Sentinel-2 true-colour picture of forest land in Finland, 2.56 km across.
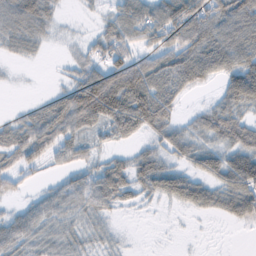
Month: February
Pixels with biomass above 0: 71%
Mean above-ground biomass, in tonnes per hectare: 44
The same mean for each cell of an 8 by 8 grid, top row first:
71 36 3 33 63 81 67 81
32 9 14 60 37 59 73 75
2 2 54 99 96 69 32 74
10 55 107 105 109 30 37 43
51 58 37 24 22 50 29 56
31 9 34 65 51 49 41 81
17 47 48 29 8 14 34 59
52 43 29 14 0 1 0 0
